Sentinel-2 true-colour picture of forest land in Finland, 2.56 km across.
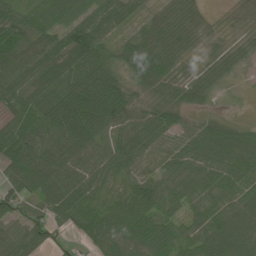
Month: June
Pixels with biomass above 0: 91%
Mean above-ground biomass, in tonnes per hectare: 70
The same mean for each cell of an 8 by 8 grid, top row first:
63 74 72 80 31 55 16 13
84 87 129 48 93 71 22 24
94 102 121 84 72 62 42 8
66 100 152 107 49 57 21 5
94 83 105 82 92 57 83 77
73 100 81 70 64 68 67 69
54 66 89 59 77 41 66 76
60 57 29 74 97 75 87 75
